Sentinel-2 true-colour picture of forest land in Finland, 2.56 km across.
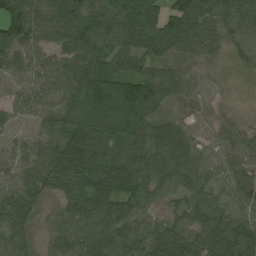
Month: August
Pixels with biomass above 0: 93%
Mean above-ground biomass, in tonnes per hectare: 66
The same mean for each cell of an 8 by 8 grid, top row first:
86 72 85 95 91 88 77 52
68 45 75 83 74 58 46 27
40 74 103 102 75 51 25 16
44 56 112 130 77 19 29 11
37 68 105 107 89 90 34 41
58 63 75 79 83 66 50 50
89 28 70 72 47 32 72 55
71 36 77 69 72 87 84 98
